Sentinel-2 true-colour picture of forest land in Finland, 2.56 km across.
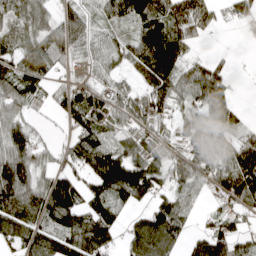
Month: April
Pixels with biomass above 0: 78%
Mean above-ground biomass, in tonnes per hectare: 80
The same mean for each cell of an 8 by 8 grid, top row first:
93 72 77 74 112 141 70 41
66 115 61 54 166 130 9 1
109 58 32 46 86 121 133 3
63 27 119 74 80 52 103 24
98 29 106 71 74 47 106 68
153 56 59 179 86 58 72 134
140 122 86 96 48 115 19 55
70 91 109 61 120 66 88 54
